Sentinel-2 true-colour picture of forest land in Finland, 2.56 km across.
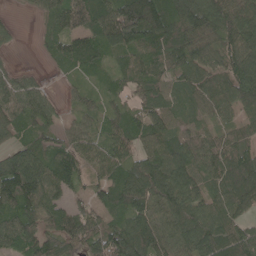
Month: May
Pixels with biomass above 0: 89%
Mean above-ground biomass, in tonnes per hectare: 84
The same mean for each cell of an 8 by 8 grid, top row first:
8 53 110 154 207 118 129 110
13 36 87 79 106 101 71 102
56 13 27 40 94 69 84 105
93 59 38 44 71 63 60 62
58 66 73 76 61 84 66 71
146 111 64 84 109 108 78 130
105 82 61 82 97 100 79 75
95 91 100 128 114 88 108 104
